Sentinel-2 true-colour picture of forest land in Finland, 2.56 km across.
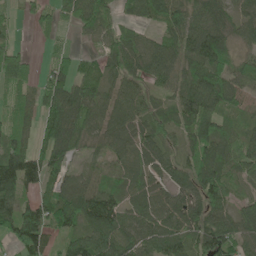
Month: June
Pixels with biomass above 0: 84%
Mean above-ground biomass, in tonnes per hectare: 71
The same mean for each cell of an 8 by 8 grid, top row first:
20 40 54 33 49 76 78 43
32 15 13 59 77 79 135 37
58 54 71 60 63 67 106 63
57 81 93 69 66 66 107 32
71 85 56 63 83 42 110 63
137 64 48 54 66 80 96 50
106 87 132 114 88 86 93 54
72 67 69 111 75 87 101 83
